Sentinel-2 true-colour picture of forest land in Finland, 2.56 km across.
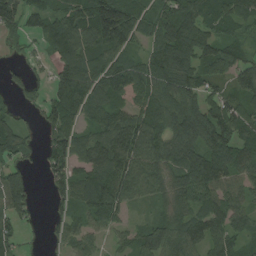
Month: August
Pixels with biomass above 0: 83%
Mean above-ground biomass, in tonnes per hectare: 87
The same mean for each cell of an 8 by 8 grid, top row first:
87 73 113 204 80 122 89 85
15 47 111 102 44 122 94 74
24 43 141 130 112 106 82 80
30 65 99 103 95 96 109 105
74 79 103 146 122 118 112 93
96 59 78 139 102 82 125 78
113 23 74 119 24 59 86 71
47 19 69 29 78 93 90 58
